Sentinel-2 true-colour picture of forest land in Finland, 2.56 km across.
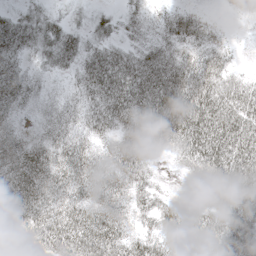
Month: May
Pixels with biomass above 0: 88%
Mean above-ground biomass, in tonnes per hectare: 60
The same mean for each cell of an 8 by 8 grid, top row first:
36 33 9 25 36 45 16 21
65 48 45 45 41 43 51 9
59 13 45 102 90 82 76 42
33 24 45 92 100 121 110 99
50 51 50 45 82 62 106 115
74 70 68 66 44 8 71 106
62 65 65 66 42 35 56 98
44 76 85 82 54 75 74 76
